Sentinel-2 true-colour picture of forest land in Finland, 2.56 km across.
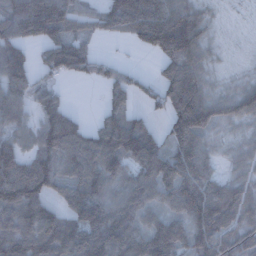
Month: December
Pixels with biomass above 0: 83%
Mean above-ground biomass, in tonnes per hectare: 109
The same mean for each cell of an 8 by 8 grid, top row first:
134 187 80 113 180 126 43 7
92 106 96 3 62 151 61 12
107 47 39 79 36 218 73 39
78 98 19 83 42 172 142 112
81 124 132 169 168 121 62 48
186 165 128 117 132 188 98 61
163 85 150 111 105 96 172 114
128 166 149 167 149 137 142 97
